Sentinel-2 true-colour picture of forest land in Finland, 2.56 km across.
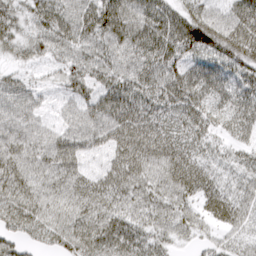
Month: March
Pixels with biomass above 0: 93%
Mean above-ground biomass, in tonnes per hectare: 50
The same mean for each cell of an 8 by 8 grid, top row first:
48 61 57 67 60 48 51 56
43 45 51 52 57 55 69 76
38 15 53 53 57 67 60 49
56 23 52 71 63 57 51 59
57 54 50 50 64 52 33 33
54 47 38 47 54 54 38 31
64 53 51 51 50 49 38 41
49 41 63 63 43 29 24 32
